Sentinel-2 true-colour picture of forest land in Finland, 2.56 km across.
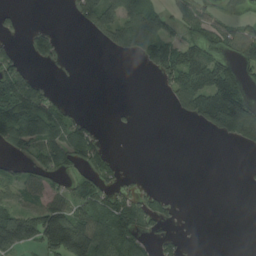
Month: August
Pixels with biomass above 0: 44%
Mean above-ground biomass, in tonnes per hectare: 58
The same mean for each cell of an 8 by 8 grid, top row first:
19 0 64 87 111 53 44 37
15 62 0 49 103 94 71 100
116 10 1 0 1 106 149 66
125 95 11 6 0 41 166 207
87 84 86 8 0 0 0 57
40 49 52 43 4 0 0 2
69 98 80 101 78 11 0 0
145 161 203 136 46 32 0 0
